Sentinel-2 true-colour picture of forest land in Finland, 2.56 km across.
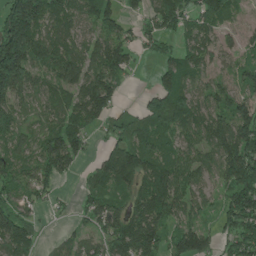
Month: June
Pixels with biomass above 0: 80%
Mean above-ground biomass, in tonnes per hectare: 103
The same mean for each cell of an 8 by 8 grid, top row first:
228 154 104 93 66 145 108 32
244 125 78 136 52 54 92 54
180 76 128 127 2 104 64 66
85 68 129 99 90 144 111 107
71 112 92 75 128 71 101 180
83 101 35 164 132 114 61 173
93 26 41 95 140 86 44 159
170 14 59 125 180 93 79 131
